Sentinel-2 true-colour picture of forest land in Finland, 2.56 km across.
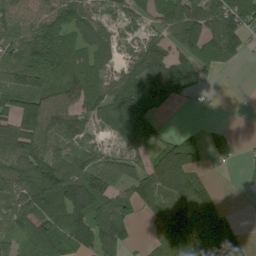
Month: August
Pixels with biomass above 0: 76%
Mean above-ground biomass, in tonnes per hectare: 88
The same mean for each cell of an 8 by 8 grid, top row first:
93 100 84 38 52 131 149 129
117 139 77 43 79 81 124 64
102 118 91 63 138 168 35 0
128 144 77 79 101 8 14 6
116 103 49 27 79 103 86 32
125 140 126 96 118 194 27 5
80 94 153 121 63 120 85 2
53 100 101 120 23 108 146 91
